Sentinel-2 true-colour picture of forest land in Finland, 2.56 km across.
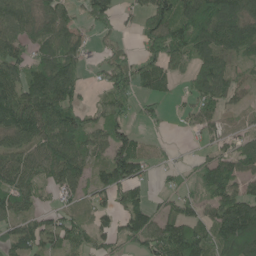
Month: June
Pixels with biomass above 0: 75%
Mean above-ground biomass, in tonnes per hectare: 76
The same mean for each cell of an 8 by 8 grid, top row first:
103 85 41 76 68 112 157 112
66 73 57 29 66 126 93 73
103 141 52 92 66 44 111 35
106 117 76 81 32 10 55 22
80 98 90 96 33 5 28 44
93 66 96 113 50 25 125 81
71 32 29 56 76 47 57 137
76 55 63 54 95 126 118 178
